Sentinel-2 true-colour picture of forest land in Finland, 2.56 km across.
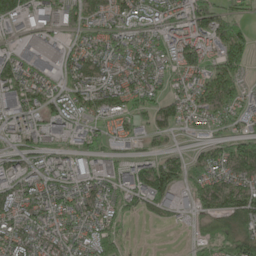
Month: May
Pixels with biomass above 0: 80%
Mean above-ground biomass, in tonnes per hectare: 80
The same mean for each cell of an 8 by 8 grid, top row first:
136 76 105 77 93 89 127 70
62 95 57 96 86 101 85 152
118 65 84 71 86 65 106 87
76 88 81 99 79 73 84 72
54 56 78 53 35 11 55 86
67 89 70 82 133 105 115 85
73 83 78 67 64 49 63 118
80 66 73 108 1 0 67 111
